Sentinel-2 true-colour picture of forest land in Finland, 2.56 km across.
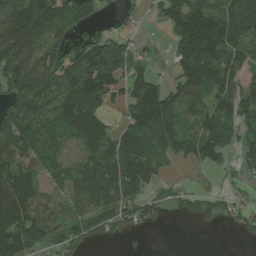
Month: July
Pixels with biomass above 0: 72%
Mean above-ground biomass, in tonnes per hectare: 87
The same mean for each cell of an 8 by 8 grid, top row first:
157 121 70 17 14 108 162 189
138 65 74 157 26 88 229 102
97 93 167 158 83 63 131 82
111 86 134 29 145 129 89 104
124 71 77 105 147 93 98 68
150 63 81 114 113 14 17 28
157 59 60 87 74 18 47 42
124 46 43 15 4 0 0 14
